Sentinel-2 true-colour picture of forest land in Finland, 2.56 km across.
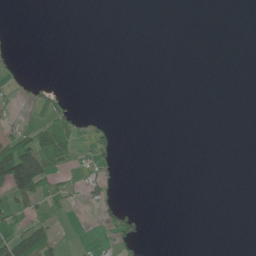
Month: June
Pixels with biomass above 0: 13%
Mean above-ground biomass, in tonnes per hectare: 13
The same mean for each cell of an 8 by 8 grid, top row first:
0 0 0 0 0 0 0 0
3 0 0 0 0 0 0 0
15 4 0 0 0 0 0 0
9 52 16 1 0 0 0 0
73 93 26 28 0 0 0 0
128 63 16 19 0 0 0 0
26 30 9 46 2 0 0 0
97 61 3 27 14 0 0 0
